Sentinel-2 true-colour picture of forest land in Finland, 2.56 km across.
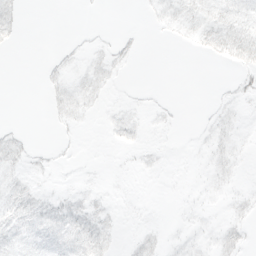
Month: March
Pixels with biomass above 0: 37%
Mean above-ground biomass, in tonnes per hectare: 3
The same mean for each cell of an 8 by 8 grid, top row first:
6 0 0 0 1 6 7 7
1 0 2 3 1 1 5 9
0 3 5 3 0 0 0 4
0 2 5 2 2 1 1 3
5 1 1 2 3 0 3 3
5 2 1 1 1 0 3 2
8 7 6 3 1 1 2 4
8 9 10 5 5 2 4 6
